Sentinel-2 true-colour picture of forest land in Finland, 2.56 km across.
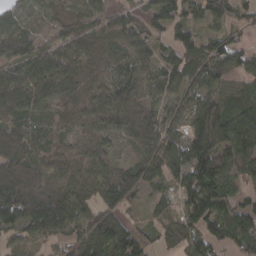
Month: March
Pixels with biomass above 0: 87%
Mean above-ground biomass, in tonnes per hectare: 71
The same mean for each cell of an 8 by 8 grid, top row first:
52 17 38 60 49 75 57 50
85 48 57 46 47 63 62 51
82 95 46 49 59 68 78 46
74 59 44 90 64 66 92 97
82 46 49 41 73 87 106 97
114 75 59 82 83 73 108 62
161 171 78 93 28 54 131 83
41 58 94 108 47 49 68 79
